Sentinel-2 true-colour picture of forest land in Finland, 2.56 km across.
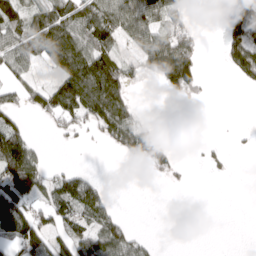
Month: March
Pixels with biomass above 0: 46%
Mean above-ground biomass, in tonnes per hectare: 51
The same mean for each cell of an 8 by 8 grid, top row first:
95 98 100 89 99 51 0 58
85 109 113 57 73 101 4 115
40 26 145 118 25 110 6 33
46 70 84 110 10 0 0 0
103 7 6 32 88 10 9 4
175 50 62 0 3 14 5 0
113 56 99 40 0 0 0 0
79 65 70 82 24 0 0 0
